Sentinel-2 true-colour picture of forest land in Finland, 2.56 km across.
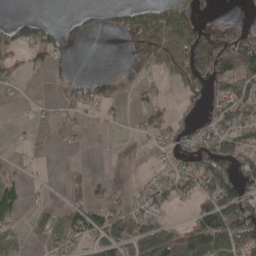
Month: April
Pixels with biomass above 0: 49%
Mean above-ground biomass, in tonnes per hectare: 55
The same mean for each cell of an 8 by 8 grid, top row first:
16 10 29 32 105 91 8 15
52 87 12 0 82 85 113 116
41 14 29 14 36 53 97 108
3 13 37 16 44 26 57 100
5 2 13 6 14 65 110 91
31 2 17 32 10 78 150 99
83 20 64 63 77 26 107 170
26 29 66 94 109 80 144 114
